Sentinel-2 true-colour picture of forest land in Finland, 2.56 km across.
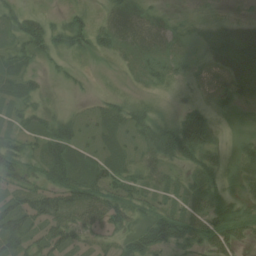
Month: August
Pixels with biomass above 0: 65%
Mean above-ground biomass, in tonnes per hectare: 24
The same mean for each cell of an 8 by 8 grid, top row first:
24 10 15 22 22 8 10 9
20 29 19 18 24 13 22 44
22 6 4 2 8 15 3 28
14 16 7 20 24 15 25 12
21 45 22 15 18 60 36 16
29 37 37 34 21 10 27 22
44 46 42 41 21 22 37 23
37 37 16 16 40 49 35 22
